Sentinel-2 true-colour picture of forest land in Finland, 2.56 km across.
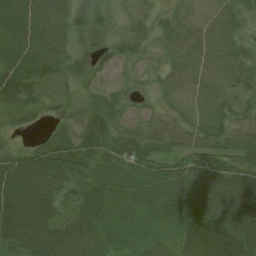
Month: July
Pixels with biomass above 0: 89%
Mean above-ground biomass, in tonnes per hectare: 64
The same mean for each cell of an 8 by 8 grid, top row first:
83 62 16 16 36 45 39 41
66 64 14 24 29 56 66 40
83 44 33 12 16 46 60 52
46 23 28 43 13 21 63 31
17 48 79 62 56 30 59 44
117 130 81 77 83 89 139 99
147 103 81 99 84 83 121 128
117 113 88 73 65 68 130 97
